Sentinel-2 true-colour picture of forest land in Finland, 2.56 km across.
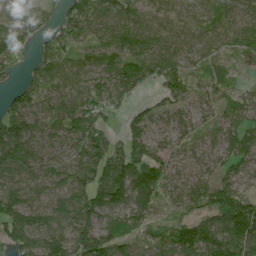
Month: June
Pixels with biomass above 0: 89%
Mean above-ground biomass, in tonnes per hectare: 78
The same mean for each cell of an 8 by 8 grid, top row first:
69 47 84 91 58 58 51 70
85 55 68 92 92 80 63 81
24 83 90 94 63 71 50 21
88 69 86 42 32 59 43 67
135 67 87 57 65 44 38 82
90 91 90 99 106 64 69 63
122 97 98 93 88 47 99 145
104 102 102 80 62 97 115 157
